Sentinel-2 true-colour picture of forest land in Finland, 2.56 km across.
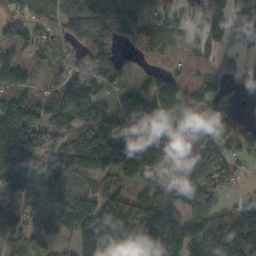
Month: October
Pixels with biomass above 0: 82%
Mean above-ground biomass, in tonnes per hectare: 130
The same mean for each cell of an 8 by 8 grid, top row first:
86 140 160 134 98 135 166 176
87 79 140 97 64 92 79 36
107 50 83 74 57 106 127 33
201 130 124 131 165 110 107 16
263 113 189 230 222 87 93 103
190 183 126 134 135 103 251 52
114 111 149 168 192 157 216 126
103 96 141 205 209 170 102 208
